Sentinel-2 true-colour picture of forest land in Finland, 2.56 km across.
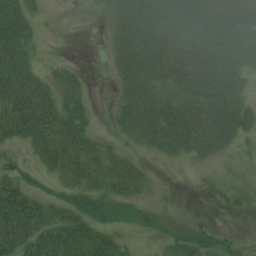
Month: July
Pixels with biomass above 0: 67%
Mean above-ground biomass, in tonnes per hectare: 40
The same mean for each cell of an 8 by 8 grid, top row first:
55 4 0 32 61 58 65 61
61 2 0 31 83 70 73 69
66 22 17 11 53 60 82 47
71 55 40 12 50 66 74 57
29 65 54 12 25 66 62 19
39 21 40 46 22 0 0 1
64 37 57 51 15 0 4 7
66 58 70 34 4 29 31 16
